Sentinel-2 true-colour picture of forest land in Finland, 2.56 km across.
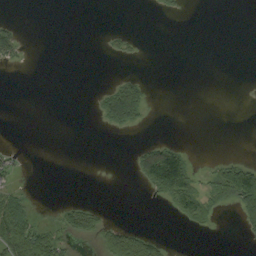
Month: September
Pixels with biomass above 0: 17%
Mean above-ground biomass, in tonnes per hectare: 16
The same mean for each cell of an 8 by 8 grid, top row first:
1 0 0 0 0 5 0 0
25 0 0 5 2 0 0 0
0 0 0 8 13 0 0 0
0 0 0 75 32 0 0 0
1 0 0 0 19 21 0 0
11 0 0 0 63 159 18 106
39 1 28 1 0 46 33 61
74 55 13 46 45 0 0 6
